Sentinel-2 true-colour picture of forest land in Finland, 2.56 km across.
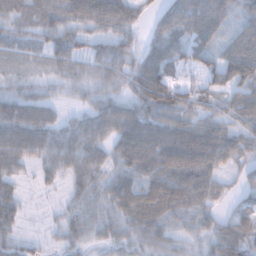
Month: January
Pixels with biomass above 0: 90%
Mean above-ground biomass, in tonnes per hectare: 54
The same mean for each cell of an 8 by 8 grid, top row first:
53 48 79 92 28 52 82 41
33 47 42 57 37 51 51 62
30 24 39 51 85 47 46 71
69 43 23 59 64 72 47 73
88 69 70 58 98 102 103 60
44 34 60 47 68 95 87 32
44 7 40 46 78 69 49 25
37 13 31 32 40 26 39 61
